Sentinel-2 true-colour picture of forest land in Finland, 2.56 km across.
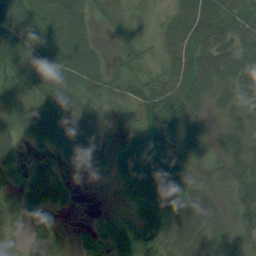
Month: August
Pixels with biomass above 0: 89%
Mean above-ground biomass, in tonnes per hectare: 50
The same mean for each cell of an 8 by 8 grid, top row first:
80 50 41 19 7 55 95 75
126 75 47 18 25 78 78 76
61 83 50 38 37 74 76 79
45 73 58 12 44 85 39 49
34 37 44 10 53 71 40 53
19 56 4 13 63 60 20 71
28 56 4 10 72 91 61 49
13 39 24 53 53 75 65 38
